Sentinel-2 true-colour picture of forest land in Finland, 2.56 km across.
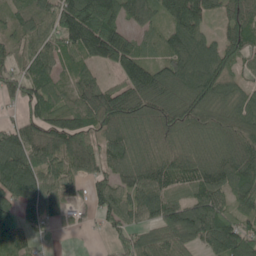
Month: May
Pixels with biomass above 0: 87%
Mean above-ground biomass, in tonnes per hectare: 96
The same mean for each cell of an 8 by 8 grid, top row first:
69 95 191 130 79 132 78 116
52 87 127 171 54 128 107 96
79 90 59 44 148 135 142 56
31 106 113 165 107 109 95 104
103 101 112 90 74 78 68 121
146 87 58 87 109 94 110 127
81 73 27 107 101 100 139 74
91 8 3 46 91 103 106 127
